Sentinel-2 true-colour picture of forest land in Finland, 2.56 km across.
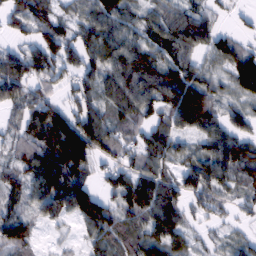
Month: February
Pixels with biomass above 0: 83%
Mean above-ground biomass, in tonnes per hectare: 63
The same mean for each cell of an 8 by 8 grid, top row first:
56 52 44 77 48 68 50 13
28 78 69 67 61 74 52 45
86 56 55 74 97 93 58 77
36 85 74 59 64 97 103 40
44 94 155 73 66 36 54 72
45 90 75 46 70 51 86 73
42 58 99 64 94 76 48 26
79 8 19 53 75 74 18 27
